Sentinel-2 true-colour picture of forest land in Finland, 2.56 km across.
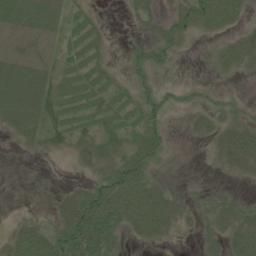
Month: June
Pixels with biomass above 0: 67%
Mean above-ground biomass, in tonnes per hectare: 31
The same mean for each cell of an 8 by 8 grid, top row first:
51 46 19 1 23 33 48 22
26 23 36 7 21 33 9 35
58 41 33 20 23 7 8 7
42 47 33 33 39 17 28 19
11 26 28 35 47 6 17 55
2 1 8 51 53 9 7 21
4 12 82 83 85 42 33 32
48 76 75 45 21 8 27 42
